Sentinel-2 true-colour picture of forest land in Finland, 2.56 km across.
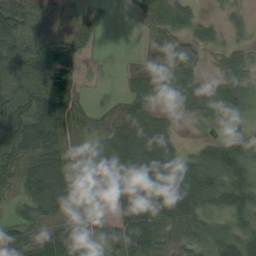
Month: August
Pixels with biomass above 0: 80%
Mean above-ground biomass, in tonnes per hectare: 62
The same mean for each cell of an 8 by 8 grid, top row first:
104 30 29 8 37 71 17 17
93 72 51 0 19 60 37 34
47 113 35 1 73 79 33 62
93 122 54 37 75 30 47 46
103 126 38 82 95 36 39 66
79 147 39 63 99 94 87 77
36 94 51 39 77 111 55 72
74 65 80 52 91 40 51 67
